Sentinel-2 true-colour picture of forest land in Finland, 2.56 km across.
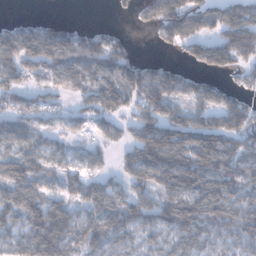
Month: January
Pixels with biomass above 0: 77%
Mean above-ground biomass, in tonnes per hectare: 78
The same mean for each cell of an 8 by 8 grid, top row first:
9 14 1 5 36 126 91 104
107 108 84 75 1 43 85 108
86 59 68 86 92 61 38 30
70 56 43 81 88 69 88 78
67 43 37 46 178 154 130 88
106 51 58 44 101 157 127 80
116 95 63 102 82 135 115 80
72 155 91 89 55 67 63 68
